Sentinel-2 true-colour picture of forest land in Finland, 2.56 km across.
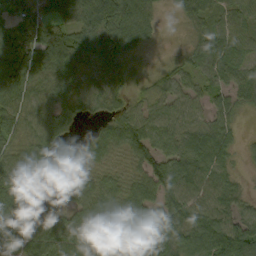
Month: September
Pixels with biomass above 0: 86%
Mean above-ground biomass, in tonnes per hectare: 63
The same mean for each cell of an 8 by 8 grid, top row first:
53 50 75 103 81 21 53 46
90 96 78 82 32 8 53 48
87 79 60 44 18 46 38 52
72 79 47 41 42 51 46 34
56 67 18 77 97 68 81 20
105 39 68 45 68 92 68 18
85 38 58 73 91 90 86 47
73 88 74 66 77 77 86 100
